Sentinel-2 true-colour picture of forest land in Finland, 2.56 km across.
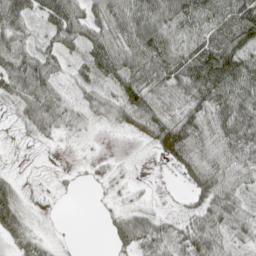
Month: May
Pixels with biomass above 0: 81%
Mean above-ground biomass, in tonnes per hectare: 57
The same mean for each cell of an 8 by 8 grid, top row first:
80 72 62 71 92 92 91 113
76 38 41 84 109 82 102 107
95 68 28 46 77 93 141 110
36 85 39 52 84 68 84 98
10 12 7 1 16 116 69 84
26 3 4 18 2 13 96 54
68 2 0 9 21 8 73 60
41 19 1 30 71 58 91 43
